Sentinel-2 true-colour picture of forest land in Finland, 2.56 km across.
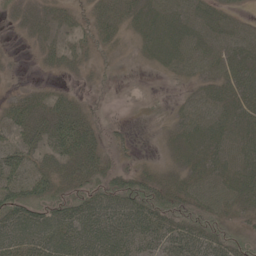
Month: May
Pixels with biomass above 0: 76%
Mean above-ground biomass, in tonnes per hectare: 31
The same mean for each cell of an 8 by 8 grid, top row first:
17 21 13 28 30 36 33 15
2 20 21 15 18 34 34 38
3 7 8 8 1 11 28 43
28 37 31 6 3 15 44 36
33 41 55 15 1 21 35 39
36 35 37 32 24 20 36 39
55 50 53 51 57 44 48 28
51 57 67 60 42 44 50 35
